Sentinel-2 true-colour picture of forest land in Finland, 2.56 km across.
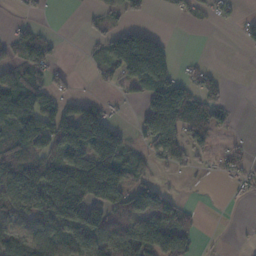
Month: November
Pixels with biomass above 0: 55%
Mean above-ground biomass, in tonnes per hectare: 66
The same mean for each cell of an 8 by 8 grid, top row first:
7 4 7 36 28 12 18 18
55 42 3 88 194 15 0 8
85 40 3 34 125 66 46 0
133 106 104 24 76 177 93 3
84 101 133 145 54 97 48 17
108 146 190 125 36 12 9 34
81 131 132 92 92 69 0 1
81 100 95 104 131 128 3 2
